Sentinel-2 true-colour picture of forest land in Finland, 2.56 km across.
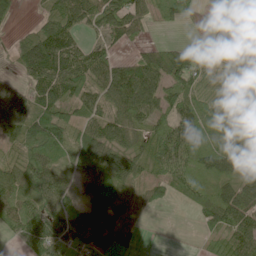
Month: June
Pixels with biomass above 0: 81%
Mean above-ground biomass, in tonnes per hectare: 64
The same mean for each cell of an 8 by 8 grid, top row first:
23 57 79 84 53 48 15 101
40 134 66 37 34 47 42 94
23 94 86 82 114 83 35 18
113 91 37 48 74 63 58 17
53 113 59 74 46 116 74 52
68 105 64 98 37 92 85 79
72 86 55 122 35 7 73 97
28 108 56 70 7 1 21 71
